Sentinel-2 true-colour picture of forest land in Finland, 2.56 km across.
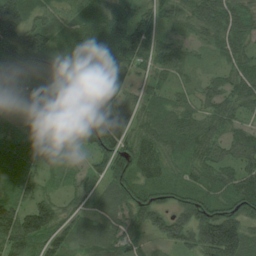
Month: August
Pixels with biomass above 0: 95%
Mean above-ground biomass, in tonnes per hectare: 63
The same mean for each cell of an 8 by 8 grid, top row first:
108 41 50 87 65 49 79 67
102 65 67 81 85 42 32 62
44 53 87 62 33 34 30 66
23 47 72 79 50 64 50 43
46 38 51 82 62 67 75 57
51 25 29 81 58 42 58 67
75 69 33 60 101 73 75 81
93 72 60 66 34 87 138 125
